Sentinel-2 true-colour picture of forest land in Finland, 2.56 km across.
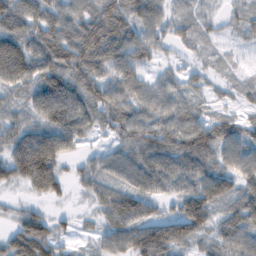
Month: February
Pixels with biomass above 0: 86%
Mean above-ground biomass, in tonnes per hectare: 58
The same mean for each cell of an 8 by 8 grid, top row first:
78 65 60 86 78 27 19 26
76 87 100 79 58 21 17 18
67 82 80 62 40 32 19 16
30 88 87 67 52 61 23 20
66 105 33 34 84 80 85 73
66 119 30 47 80 72 76 73
15 15 6 73 54 41 84 57
78 78 10 52 100 87 39 63
